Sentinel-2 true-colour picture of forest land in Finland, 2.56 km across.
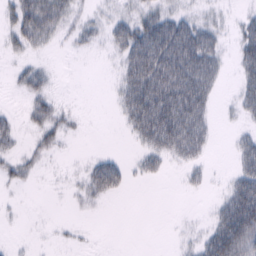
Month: February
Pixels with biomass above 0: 46%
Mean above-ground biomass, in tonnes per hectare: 26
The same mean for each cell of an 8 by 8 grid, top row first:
39 53 14 16 30 28 10 11
18 14 10 20 76 82 53 39
12 15 0 5 84 85 53 30
7 32 5 4 85 91 30 18
17 23 1 0 30 62 21 24
22 2 9 57 20 2 10 43
2 0 6 1 0 0 6 89
1 1 4 0 0 3 41 105
